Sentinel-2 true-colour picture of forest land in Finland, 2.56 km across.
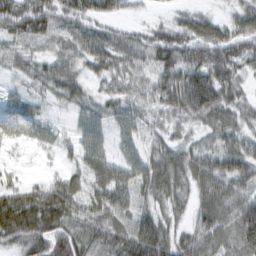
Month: February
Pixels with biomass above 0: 90%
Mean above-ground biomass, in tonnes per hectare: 54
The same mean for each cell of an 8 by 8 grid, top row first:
80 77 67 33 9 23 32 43
33 30 53 71 75 88 76 61
21 55 41 40 40 79 88 48
33 17 32 39 42 58 81 48
16 20 34 27 38 46 37 54
18 20 40 65 67 75 75 76
87 87 50 68 44 44 69 90
54 80 67 67 100 57 67 80
